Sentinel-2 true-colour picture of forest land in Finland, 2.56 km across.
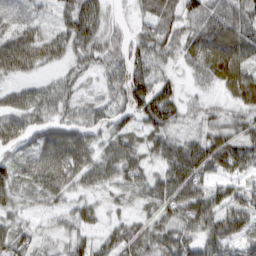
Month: March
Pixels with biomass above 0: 87%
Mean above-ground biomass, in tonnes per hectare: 53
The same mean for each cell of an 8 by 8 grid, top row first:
27 28 89 22 35 58 74 62
94 74 54 47 57 41 82 95
32 20 30 44 64 24 37 85
53 52 42 41 69 48 29 42
44 77 77 45 37 56 67 64
46 85 60 44 47 86 58 47
33 25 39 16 23 71 70 73
60 23 45 43 56 76 70 66
